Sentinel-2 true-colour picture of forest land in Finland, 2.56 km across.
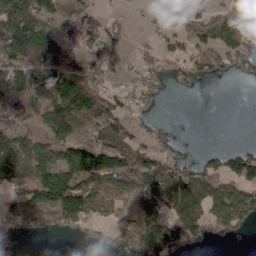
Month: April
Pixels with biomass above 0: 63%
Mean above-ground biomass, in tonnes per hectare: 75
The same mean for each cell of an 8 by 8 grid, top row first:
132 84 75 22 15 16 40 101
145 132 74 57 17 45 76 103
119 149 141 33 41 19 35 18
106 152 158 97 28 0 0 0
102 84 98 97 50 42 2 15
93 121 155 149 112 104 78 102
82 136 124 65 77 101 99 138
18 7 11 28 117 112 38 16
